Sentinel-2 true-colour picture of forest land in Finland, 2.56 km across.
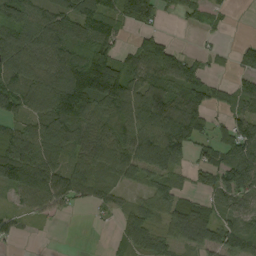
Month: September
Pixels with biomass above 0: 76%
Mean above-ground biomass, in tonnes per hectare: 73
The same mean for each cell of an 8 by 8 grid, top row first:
85 72 105 69 92 25 29 0
116 108 89 66 80 37 12 27
125 109 155 171 83 82 43 37
78 125 153 75 120 113 60 53
103 114 78 92 99 121 54 124
113 106 68 63 45 40 47 125
29 53 15 29 46 82 56 60
21 1 0 16 62 49 71 91
